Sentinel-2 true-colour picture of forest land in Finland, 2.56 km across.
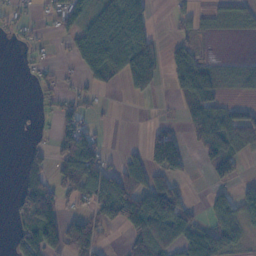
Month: November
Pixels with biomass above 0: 50%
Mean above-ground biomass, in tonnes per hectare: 55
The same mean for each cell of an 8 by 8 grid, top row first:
26 30 59 98 61 26 17 34
8 12 96 125 74 36 9 0
1 17 28 40 110 65 63 24
3 9 57 4 1 17 104 48
0 25 124 3 42 80 85 79
25 87 118 66 83 53 27 23
39 112 42 102 173 106 31 70
68 105 145 12 84 82 94 37
